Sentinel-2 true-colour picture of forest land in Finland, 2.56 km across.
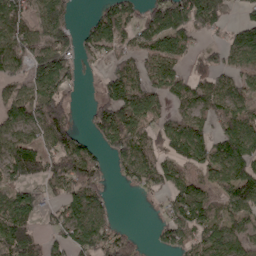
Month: April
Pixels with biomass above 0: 71%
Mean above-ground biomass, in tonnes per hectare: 92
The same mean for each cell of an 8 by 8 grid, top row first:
123 113 12 134 87 137 105 39
125 138 64 90 79 107 32 114
66 152 32 111 89 94 74 65
101 170 12 144 128 60 87 97
122 104 80 107 93 138 123 135
82 116 158 30 90 90 65 128
155 40 109 29 3 84 85 88
137 50 113 101 18 82 97 74
